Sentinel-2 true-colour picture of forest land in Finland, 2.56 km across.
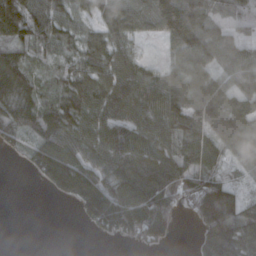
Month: October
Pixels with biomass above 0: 80%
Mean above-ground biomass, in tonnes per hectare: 80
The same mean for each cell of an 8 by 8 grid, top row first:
131 91 47 78 80 145 86 35
63 40 51 77 17 82 119 65
107 39 72 84 80 95 78 78
68 67 93 80 82 104 150 101
40 90 74 90 84 71 92 114
0 109 161 98 154 116 85 35
0 0 76 160 128 62 177 97
0 0 0 30 97 19 143 156
